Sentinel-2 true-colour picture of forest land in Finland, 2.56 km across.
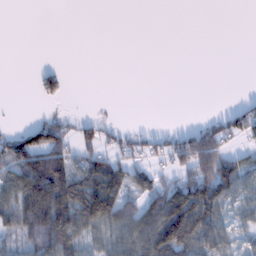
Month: February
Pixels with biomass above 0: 44%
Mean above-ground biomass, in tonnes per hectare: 45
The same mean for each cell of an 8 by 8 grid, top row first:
0 0 0 0 0 0 0 0
0 0 0 0 0 0 0 0
0 51 0 0 0 0 0 0
0 11 4 1 0 0 5 55
97 109 58 35 44 56 135 28
81 186 93 104 41 58 141 98
87 143 100 98 58 140 126 38
44 90 55 48 89 143 80 26
